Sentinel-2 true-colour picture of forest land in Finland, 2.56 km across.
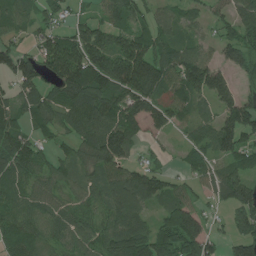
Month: July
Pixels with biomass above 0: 83%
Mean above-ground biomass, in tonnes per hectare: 86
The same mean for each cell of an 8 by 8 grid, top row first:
58 55 36 68 63 56 48 77
63 104 146 127 126 72 37 94
106 80 163 156 174 97 144 34
73 82 124 114 105 78 41 142
102 36 65 153 31 14 70 104
99 67 56 87 103 31 68 88
84 72 54 85 63 100 30 106
84 73 71 91 119 153 94 86
